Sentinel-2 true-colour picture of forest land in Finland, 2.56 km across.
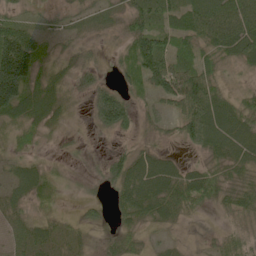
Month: May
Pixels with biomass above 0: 79%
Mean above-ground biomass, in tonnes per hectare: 40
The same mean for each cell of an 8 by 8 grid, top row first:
35 18 26 27 60 41 84 85
149 23 19 14 80 57 47 70
172 41 30 16 52 70 57 11
57 44 8 60 20 30 79 56
20 15 9 11 17 15 54 64
29 23 7 40 53 51 50 32
21 16 16 19 50 52 18 49
16 36 20 22 22 12 12 37
